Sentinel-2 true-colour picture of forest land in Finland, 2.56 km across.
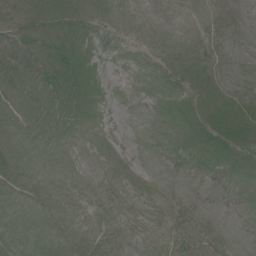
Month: July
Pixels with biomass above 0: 24%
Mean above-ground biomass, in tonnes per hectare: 3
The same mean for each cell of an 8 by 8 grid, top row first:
16 21 15 1 0 0 0 0
13 19 13 0 0 0 0 0
11 15 14 0 0 2 5 0
4 3 4 0 0 1 10 9
2 0 0 0 0 0 4 14
5 0 0 0 0 0 0 0
0 0 0 0 0 0 0 0
0 0 0 0 0 0 0 0
